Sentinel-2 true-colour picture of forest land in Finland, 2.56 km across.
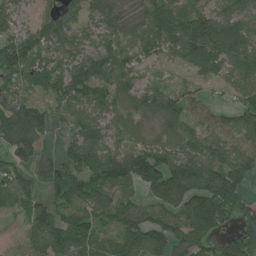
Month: July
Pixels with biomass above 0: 88%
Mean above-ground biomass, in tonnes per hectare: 100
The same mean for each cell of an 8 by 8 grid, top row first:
66 63 77 54 56 95 115 117
154 92 87 93 78 112 173 131
77 116 173 115 61 38 61 97
122 69 87 91 71 109 62 79
117 30 88 86 58 94 122 90
95 89 85 120 151 180 166 125
84 86 106 138 107 110 143 99
33 152 105 76 187 128 64 125
